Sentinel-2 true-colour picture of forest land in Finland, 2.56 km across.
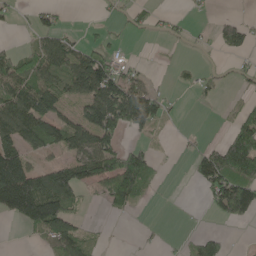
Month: May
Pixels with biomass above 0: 46%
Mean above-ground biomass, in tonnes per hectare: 59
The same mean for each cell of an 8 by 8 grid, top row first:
15 35 0 10 19 15 6 28
22 90 57 27 0 5 9 57
93 82 121 151 46 18 23 17
129 109 64 163 136 10 1 49
99 90 105 75 28 5 32 168
192 105 104 123 76 0 107 167
141 169 33 22 4 2 22 95
0 68 78 1 6 6 52 1
